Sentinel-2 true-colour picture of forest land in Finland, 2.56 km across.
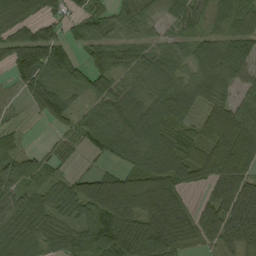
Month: September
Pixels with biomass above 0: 85%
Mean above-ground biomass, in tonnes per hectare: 73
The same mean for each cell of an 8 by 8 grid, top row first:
46 44 48 53 52 57 54 55
98 133 36 72 60 51 66 74
45 61 56 66 59 62 77 50
6 67 33 81 84 92 62 108
32 17 42 86 106 80 94 159
105 52 44 63 92 95 92 110
90 72 54 151 120 89 67 100
86 52 49 97 145 111 56 76
